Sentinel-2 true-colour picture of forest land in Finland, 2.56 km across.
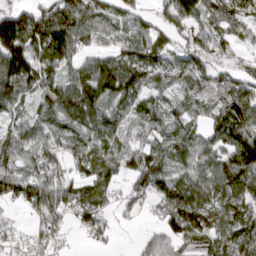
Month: March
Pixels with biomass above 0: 83%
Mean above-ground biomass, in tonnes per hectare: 77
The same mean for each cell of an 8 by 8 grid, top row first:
89 99 116 76 54 80 70 59
157 140 75 60 83 59 76 40
145 38 96 129 66 63 67 68
65 66 121 77 88 65 49 98
89 73 72 78 59 90 69 153
77 75 47 59 92 80 81 138
33 104 75 33 22 102 99 88
31 40 10 13 28 69 90 95
